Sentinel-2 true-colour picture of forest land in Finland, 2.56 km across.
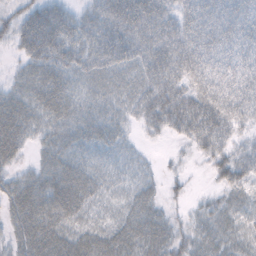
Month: October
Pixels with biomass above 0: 88%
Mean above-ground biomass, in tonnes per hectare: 37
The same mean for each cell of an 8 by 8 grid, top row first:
27 52 26 53 63 39 44 37
24 57 42 58 47 56 41 32
21 47 27 32 39 47 42 33
50 40 31 27 34 58 67 36
43 26 34 30 7 9 46 22
28 43 51 24 16 9 12 39
46 59 45 20 38 9 21 24
36 62 45 48 50 31 33 26
